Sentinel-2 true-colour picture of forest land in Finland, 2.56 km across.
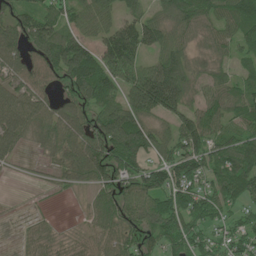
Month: June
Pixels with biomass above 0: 80%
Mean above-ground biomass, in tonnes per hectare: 78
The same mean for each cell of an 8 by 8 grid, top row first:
99 92 63 56 70 87 71 98
92 132 106 131 103 69 42 57
72 82 137 103 160 132 57 50
106 73 84 101 110 94 71 79
59 44 99 141 117 78 96 104
6 23 67 81 91 102 85 117
1 3 13 87 92 82 82 46
11 39 28 65 67 75 53 66
